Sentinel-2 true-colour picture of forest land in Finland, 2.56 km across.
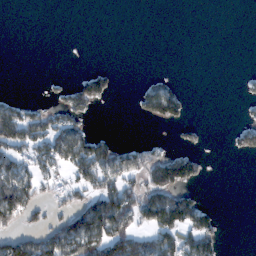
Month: February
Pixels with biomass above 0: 32%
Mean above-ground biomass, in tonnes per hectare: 35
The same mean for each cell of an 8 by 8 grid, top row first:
0 0 0 0 0 0 0 0
0 0 0 0 0 0 0 0
0 6 37 29 15 12 0 7
54 40 42 0 41 59 0 7
75 74 82 44 25 17 5 34
88 38 53 70 65 110 8 0
107 26 63 100 95 127 28 0
68 80 110 110 58 78 71 0
